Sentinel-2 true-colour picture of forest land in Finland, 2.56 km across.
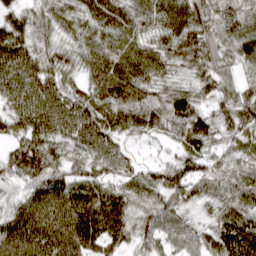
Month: March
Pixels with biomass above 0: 95%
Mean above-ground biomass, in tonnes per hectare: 64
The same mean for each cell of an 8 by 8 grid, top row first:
48 52 62 73 65 80 78 77
84 46 56 68 61 66 80 66
85 74 45 90 78 49 58 47
72 103 92 75 82 87 43 80
48 68 65 60 21 42 51 49
43 67 44 47 39 64 54 56
50 79 83 87 51 55 33 66
84 85 79 59 45 48 56 100
